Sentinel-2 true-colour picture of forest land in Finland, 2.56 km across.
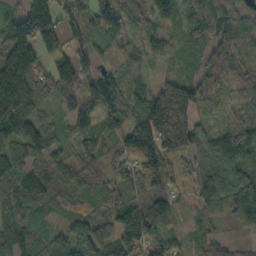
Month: October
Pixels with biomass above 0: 93%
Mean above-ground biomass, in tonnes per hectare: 99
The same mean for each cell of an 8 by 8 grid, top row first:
71 164 73 78 76 64 86 66
192 132 64 44 44 39 77 69
252 98 113 96 37 88 85 43
207 40 121 124 153 297 38 64
112 76 68 91 186 185 93 123
75 96 99 114 173 71 122 117
69 55 75 97 153 65 90 148
81 71 94 75 137 42 56 30
